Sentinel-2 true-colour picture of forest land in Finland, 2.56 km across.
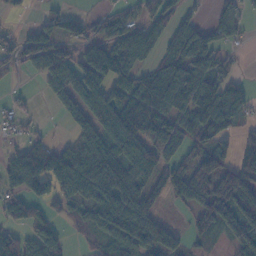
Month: November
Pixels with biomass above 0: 71%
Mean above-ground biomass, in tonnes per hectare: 80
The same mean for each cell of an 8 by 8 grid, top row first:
9 35 38 49 61 69 21 50
60 104 65 121 107 83 100 23
8 88 121 111 83 153 111 35
33 6 81 141 122 118 140 67
34 55 77 95 106 95 84 58
109 134 170 131 88 77 141 115
56 46 46 136 102 15 93 96
80 81 11 75 96 61 44 88
